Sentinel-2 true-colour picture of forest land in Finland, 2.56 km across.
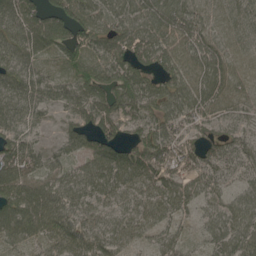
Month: May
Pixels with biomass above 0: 91%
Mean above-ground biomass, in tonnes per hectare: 73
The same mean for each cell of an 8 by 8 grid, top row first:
97 84 73 76 90 94 66 70
80 70 74 77 89 78 81 61
77 59 79 83 68 77 97 70
82 37 73 88 72 77 68 60
74 22 57 73 75 66 51 60
100 68 82 98 90 61 62 45
121 108 79 63 74 71 54 80
66 65 89 79 41 52 54 90
